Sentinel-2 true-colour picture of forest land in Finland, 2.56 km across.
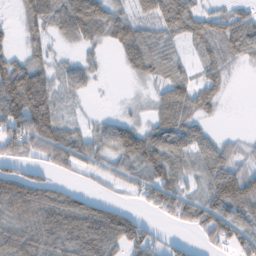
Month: February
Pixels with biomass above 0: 71%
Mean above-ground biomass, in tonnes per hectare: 51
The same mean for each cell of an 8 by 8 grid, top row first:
18 77 107 62 42 82 48 46
17 31 24 32 64 21 43 68
84 50 35 1 23 52 39 2
84 80 6 5 11 84 27 0
75 87 51 62 76 72 44 23
69 32 17 30 47 46 60 76
95 96 75 45 24 60 75 71
85 75 92 75 59 16 33 56
